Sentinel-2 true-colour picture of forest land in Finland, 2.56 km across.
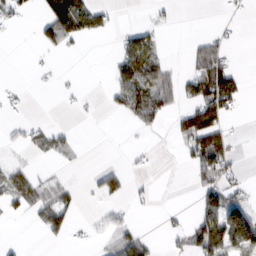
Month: February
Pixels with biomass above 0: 31%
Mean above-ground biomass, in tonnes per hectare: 29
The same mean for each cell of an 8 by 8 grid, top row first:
28 90 106 18 3 10 0 8
0 30 7 7 70 0 40 4
4 2 4 30 85 35 97 37
10 0 10 19 62 30 94 15
15 37 11 0 2 10 92 6
48 12 0 43 8 0 51 20
31 59 20 20 4 5 60 75
5 12 4 27 35 14 96 100
